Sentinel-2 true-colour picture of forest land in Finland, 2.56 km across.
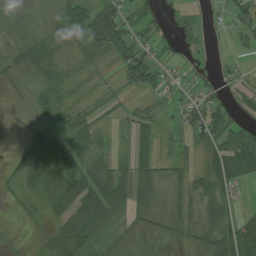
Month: August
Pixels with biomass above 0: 64%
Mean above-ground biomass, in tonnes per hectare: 33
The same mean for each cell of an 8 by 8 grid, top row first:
33 14 63 66 40 14 9 43
39 34 30 63 48 22 6 15
12 36 9 10 68 28 21 14
7 36 29 17 19 24 64 28
6 47 50 20 24 19 48 65
26 55 66 61 34 22 48 41
13 25 83 59 28 19 36 18
1 28 78 19 6 13 41 77
